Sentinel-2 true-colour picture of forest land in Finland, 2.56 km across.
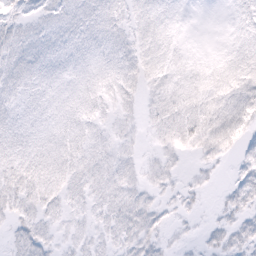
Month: February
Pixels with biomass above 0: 80%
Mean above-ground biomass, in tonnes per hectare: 8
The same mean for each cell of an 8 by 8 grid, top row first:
6 6 9 8 10 5 0 5
9 9 8 10 11 5 2 8
9 8 7 9 9 8 9 12
7 7 9 6 6 11 11 12
8 8 9 7 3 10 11 10
13 11 9 9 6 5 4 6
9 8 6 10 10 5 2 9
7 8 6 7 11 3 6 10
